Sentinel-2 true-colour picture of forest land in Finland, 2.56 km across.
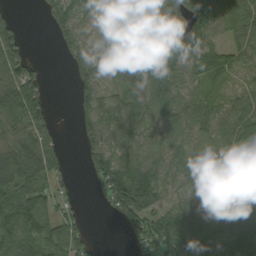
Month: September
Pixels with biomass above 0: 79%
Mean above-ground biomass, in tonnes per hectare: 58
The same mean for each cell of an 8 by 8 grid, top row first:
16 38 59 63 109 44 71 70
68 1 62 54 53 44 71 54
95 15 42 32 72 54 60 17
102 50 45 68 66 42 41 54
68 72 30 69 60 44 37 64
89 70 6 108 114 48 55 59
100 60 24 50 108 51 75 74
92 76 51 0 40 54 60 73
